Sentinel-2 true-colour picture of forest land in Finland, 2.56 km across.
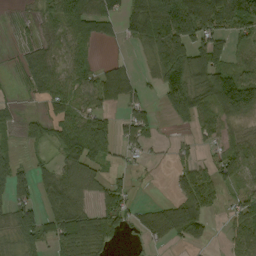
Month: September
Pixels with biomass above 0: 65%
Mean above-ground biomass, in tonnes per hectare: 53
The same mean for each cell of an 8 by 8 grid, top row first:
9 47 90 48 97 157 130 106
16 38 42 4 31 106 96 26
13 73 52 56 20 110 82 97
23 29 62 25 50 62 56 86
19 28 134 51 43 11 22 55
68 39 61 30 5 31 35 53
73 69 53 65 22 62 36 45
36 57 85 32 25 34 29 59
